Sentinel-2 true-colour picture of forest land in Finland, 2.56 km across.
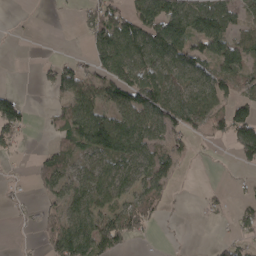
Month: April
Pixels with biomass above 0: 57%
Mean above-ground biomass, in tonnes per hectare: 55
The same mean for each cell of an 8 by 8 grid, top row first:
2 0 19 83 87 107 112 47
0 0 4 134 116 105 74 80
0 37 85 108 98 70 76 57
76 14 97 87 107 104 86 72
32 15 80 123 84 41 18 90
4 56 61 90 70 35 0 8
9 28 68 61 70 4 12 23
4 39 132 83 15 1 2 27
